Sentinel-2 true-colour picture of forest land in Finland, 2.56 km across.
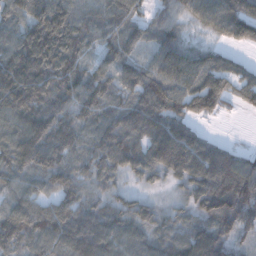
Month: December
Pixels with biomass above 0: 92%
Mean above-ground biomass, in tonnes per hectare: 94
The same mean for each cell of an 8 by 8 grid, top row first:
99 156 102 100 49 71 128 151
121 155 99 81 53 101 46 40
129 114 104 65 84 134 125 52
116 102 86 86 120 90 78 18
109 107 79 126 111 182 79 15
87 96 67 66 64 76 135 142
86 81 84 59 57 43 105 112
91 103 137 115 94 92 136 50
